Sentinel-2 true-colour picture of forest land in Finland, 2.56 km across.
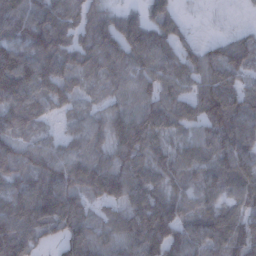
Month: December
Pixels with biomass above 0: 91%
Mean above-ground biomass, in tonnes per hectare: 87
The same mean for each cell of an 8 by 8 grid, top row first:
112 95 66 56 54 46 4 4
116 121 79 103 112 76 43 77
171 120 54 71 72 92 86 60
110 52 52 72 84 87 111 102
89 65 66 89 112 64 89 105
93 114 98 107 100 87 85 108
108 131 88 53 108 90 76 70
134 45 111 78 119 101 99 107
